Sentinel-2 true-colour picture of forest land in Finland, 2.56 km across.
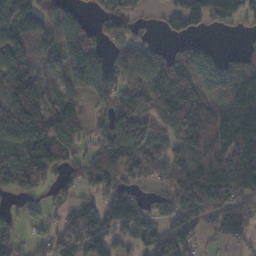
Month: November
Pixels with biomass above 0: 77%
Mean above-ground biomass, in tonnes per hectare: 92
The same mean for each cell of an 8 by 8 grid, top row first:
129 82 44 94 16 65 95 58
102 67 173 76 89 39 46 37
132 56 72 110 97 146 120 138
158 99 56 91 108 114 119 151
123 143 51 139 154 76 113 149
167 69 84 80 37 76 160 146
24 34 79 134 59 126 107 80
40 50 95 78 77 115 19 47
